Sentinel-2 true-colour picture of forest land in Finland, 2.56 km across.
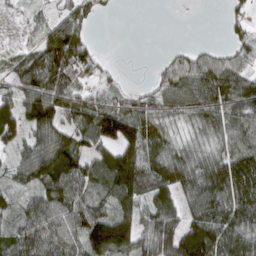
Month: March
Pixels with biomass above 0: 78%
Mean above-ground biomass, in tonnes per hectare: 83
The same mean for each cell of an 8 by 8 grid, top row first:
14 36 75 9 0 0 0 31
44 102 103 0 0 16 22 53
71 128 73 30 6 88 118 92
61 141 108 110 76 76 105 99
61 117 83 103 135 68 61 94
61 70 85 173 110 107 124 152
52 118 94 81 89 85 134 139
90 103 95 195 89 146 182 117
